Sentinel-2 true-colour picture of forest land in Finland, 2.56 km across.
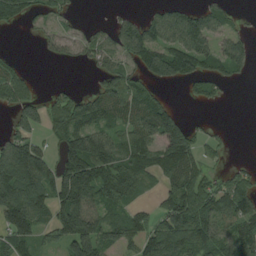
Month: August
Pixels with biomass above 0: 64%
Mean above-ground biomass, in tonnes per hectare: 75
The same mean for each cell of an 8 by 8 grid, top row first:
70 50 15 19 38 87 85 17
3 22 41 74 120 101 69 63
71 3 2 86 64 73 75 20
52 63 95 109 115 49 3 0
90 32 127 104 103 152 31 0
159 97 182 117 103 116 44 42
140 94 142 77 31 93 100 101
95 38 171 80 86 110 99 110
